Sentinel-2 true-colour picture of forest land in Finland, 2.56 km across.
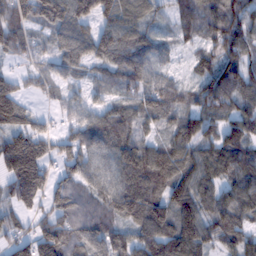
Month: February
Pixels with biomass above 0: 88%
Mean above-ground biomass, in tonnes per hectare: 89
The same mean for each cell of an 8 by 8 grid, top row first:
100 109 112 102 75 63 91 97
83 44 91 114 86 40 62 103
50 52 36 56 77 40 98 98
99 25 59 59 83 83 81 77
143 81 84 90 82 115 96 115
156 79 82 75 143 111 96 101
69 66 83 84 139 131 86 102
74 134 96 103 106 143 88 80
